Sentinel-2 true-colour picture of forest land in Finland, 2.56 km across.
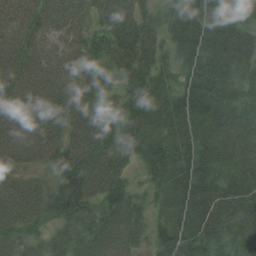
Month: August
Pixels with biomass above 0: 95%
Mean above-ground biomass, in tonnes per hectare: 73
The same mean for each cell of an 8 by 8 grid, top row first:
88 90 71 65 51 57 111 72
98 73 70 65 69 52 87 62
104 110 93 35 76 47 97 48
107 114 87 42 85 82 83 55
118 108 94 62 83 73 71 59
53 44 89 75 27 71 78 71
104 66 67 62 37 62 85 77
48 32 45 62 38 84 79 78
